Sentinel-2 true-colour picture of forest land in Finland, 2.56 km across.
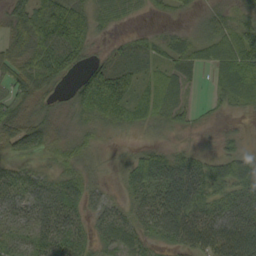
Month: September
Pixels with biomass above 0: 82%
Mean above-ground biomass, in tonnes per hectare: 44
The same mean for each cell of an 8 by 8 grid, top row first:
49 98 76 32 9 10 31 27
55 76 76 15 23 36 52 81
52 56 43 84 33 40 10 64
49 31 38 45 42 42 8 11
69 47 34 10 14 14 7 21
28 26 37 9 63 87 59 58
39 48 38 33 40 93 55 60
26 47 37 39 36 57 79 99
